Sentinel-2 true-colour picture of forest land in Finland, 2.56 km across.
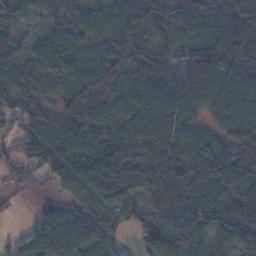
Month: November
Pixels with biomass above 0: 90%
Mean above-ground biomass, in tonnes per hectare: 79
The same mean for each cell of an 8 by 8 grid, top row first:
62 36 50 59 94 76 81 96
47 74 62 98 86 58 125 120
87 85 87 73 76 79 84 76
70 54 109 69 73 63 45 69
64 123 119 138 121 89 67 80
50 64 97 103 77 93 104 121
10 45 80 76 46 83 111 105
32 103 67 52 73 106 78 86
